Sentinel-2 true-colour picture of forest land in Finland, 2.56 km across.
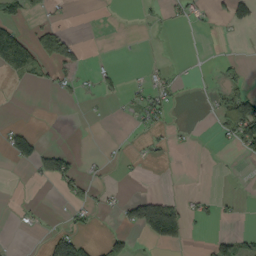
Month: September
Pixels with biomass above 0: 20%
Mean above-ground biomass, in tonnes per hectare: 23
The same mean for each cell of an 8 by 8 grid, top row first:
27 25 0 0 7 12 9 7
177 77 36 0 2 1 0 0
18 16 19 19 12 18 3 25
0 0 1 7 38 6 8 143
54 9 0 3 15 7 0 56
0 44 31 4 5 5 2 2
4 2 22 11 120 77 20 10
2 32 49 38 22 55 19 38
